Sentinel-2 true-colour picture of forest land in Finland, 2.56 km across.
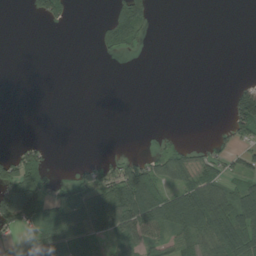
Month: August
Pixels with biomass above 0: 36%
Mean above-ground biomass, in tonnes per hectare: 37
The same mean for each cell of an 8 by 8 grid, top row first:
0 66 0 50 68 0 0 0
0 0 0 50 15 0 0 0
0 0 0 0 0 0 0 11
0 0 0 0 0 0 0 128
14 12 0 1 0 15 13 40
115 35 31 62 103 54 55 47
179 65 72 114 132 104 106 106
11 96 82 55 71 49 56 104
